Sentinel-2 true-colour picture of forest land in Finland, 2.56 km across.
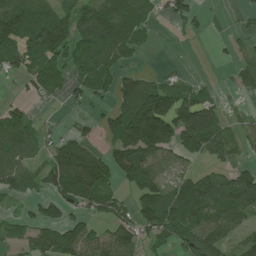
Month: July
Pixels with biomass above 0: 64%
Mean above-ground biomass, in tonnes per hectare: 71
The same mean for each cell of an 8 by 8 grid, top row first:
122 93 80 106 61 59 16 10
85 108 74 92 25 2 1 22
27 86 52 63 64 26 10 32
61 4 12 60 200 144 103 13
91 46 93 54 157 83 86 40
80 92 193 91 120 41 60 72
15 63 52 64 101 119 104 103
44 77 111 89 48 70 101 53
